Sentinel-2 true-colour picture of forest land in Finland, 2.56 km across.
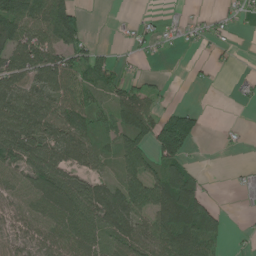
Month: June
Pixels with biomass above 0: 63%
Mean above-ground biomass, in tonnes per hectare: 59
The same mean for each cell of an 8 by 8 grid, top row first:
89 129 58 4 9 9 12 18
82 91 74 14 20 8 15 5
84 86 74 62 23 0 6 9
103 97 75 72 105 47 6 1
104 89 74 40 75 164 0 6
68 110 59 33 114 141 14 11
67 85 107 87 95 146 60 6
69 78 92 55 89 100 68 6
